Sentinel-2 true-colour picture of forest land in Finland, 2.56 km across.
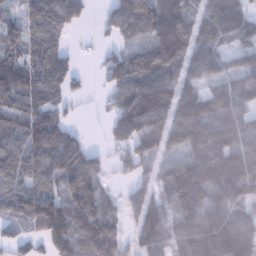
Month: January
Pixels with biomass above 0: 84%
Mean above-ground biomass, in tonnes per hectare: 111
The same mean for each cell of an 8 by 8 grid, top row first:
60 170 68 82 168 145 119 142
87 126 13 43 88 167 119 85
123 144 35 82 144 112 88 103
140 127 11 73 195 150 120 111
101 189 99 55 106 83 127 106
111 128 172 37 70 135 113 130
90 174 149 45 131 103 117 80
59 115 129 120 122 118 160 214
